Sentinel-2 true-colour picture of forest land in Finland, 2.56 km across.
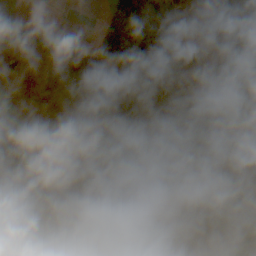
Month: October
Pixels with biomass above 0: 52%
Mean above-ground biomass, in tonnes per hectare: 58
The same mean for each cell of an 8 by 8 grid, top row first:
0 0 0 112 132 23 109 53
10 23 0 118 63 30 11 71
7 8 48 2 106 46 24 105
0 1 0 40 95 84 50 66
29 10 4 2 170 79 58 27
4 0 64 134 178 120 41 11
0 0 13 101 170 130 76 78
2 1 195 194 30 104 122 104
